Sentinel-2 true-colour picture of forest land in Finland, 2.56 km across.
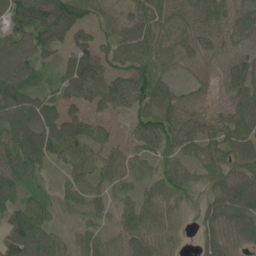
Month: May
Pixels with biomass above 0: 85%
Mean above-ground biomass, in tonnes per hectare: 54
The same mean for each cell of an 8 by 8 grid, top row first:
76 109 72 31 61 58 62 47
69 62 53 55 75 52 35 33
90 28 80 60 91 24 13 50
91 70 38 33 71 63 26 49
82 89 65 33 42 61 53 63
66 18 47 45 37 60 45 64
61 35 27 33 57 41 44 95
87 66 31 34 57 29 42 44
